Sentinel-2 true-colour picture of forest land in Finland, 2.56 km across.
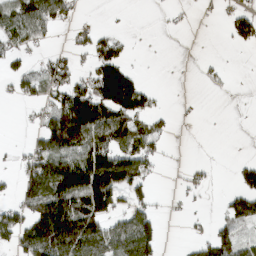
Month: March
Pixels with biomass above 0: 44%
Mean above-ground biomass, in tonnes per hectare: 59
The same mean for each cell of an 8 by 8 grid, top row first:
88 105 12 1 2 7 6 52
46 17 32 70 1 0 1 26
46 63 55 184 28 1 13 1
1 58 172 145 76 9 1 0
10 105 131 125 82 3 1 0
29 155 169 166 65 5 16 46
59 160 144 90 55 4 5 77
64 175 148 107 108 1 56 65
